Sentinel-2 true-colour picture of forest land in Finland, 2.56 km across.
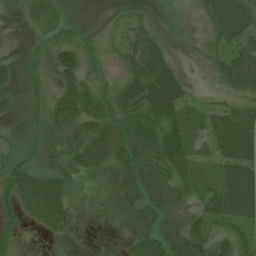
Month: July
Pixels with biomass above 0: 80%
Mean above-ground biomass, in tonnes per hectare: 28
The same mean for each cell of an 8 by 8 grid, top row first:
14 28 9 9 15 19 28 36
7 23 33 20 36 9 20 36
17 18 40 18 41 33 8 55
10 35 47 36 45 34 17 34
15 11 22 59 51 51 19 39
44 34 13 20 48 38 14 50
25 70 2 17 47 24 36 47
15 8 0 0 43 47 44 33
